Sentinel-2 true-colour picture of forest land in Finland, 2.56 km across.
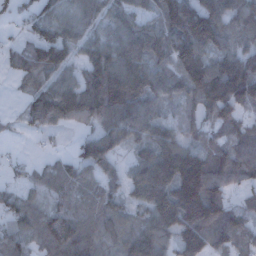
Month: December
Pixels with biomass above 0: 85%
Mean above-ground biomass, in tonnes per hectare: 95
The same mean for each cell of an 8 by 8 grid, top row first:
43 79 83 81 70 167 163 117
45 148 72 115 131 135 130 89
40 77 89 172 127 95 175 192
21 150 120 159 112 51 90 90
5 11 51 94 75 106 72 94
14 51 61 56 99 165 170 90
80 57 61 67 80 177 165 62
87 74 97 63 115 88 100 67
